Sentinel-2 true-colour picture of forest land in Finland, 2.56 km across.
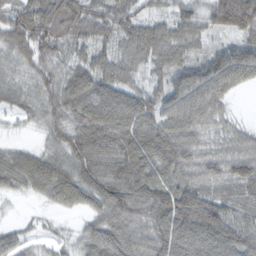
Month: February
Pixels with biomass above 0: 93%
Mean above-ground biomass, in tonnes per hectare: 75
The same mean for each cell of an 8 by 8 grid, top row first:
71 83 89 80 49 56 65 146
71 66 50 48 78 77 38 71
43 60 85 91 43 72 99 69
40 58 80 110 94 102 93 11
21 38 86 101 120 115 52 64
70 92 85 109 104 83 62 89
6 24 51 99 96 132 104 64
42 23 45 110 91 123 127 115
